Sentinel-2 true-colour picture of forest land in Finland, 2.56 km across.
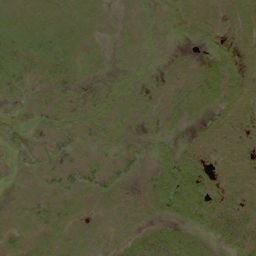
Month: September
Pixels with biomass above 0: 72%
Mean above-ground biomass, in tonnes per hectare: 9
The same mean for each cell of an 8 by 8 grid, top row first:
11 10 10 4 7 7 6 7
17 19 10 5 10 3 7 5
18 11 10 7 11 5 17 8
3 9 10 12 7 11 8 6
9 6 9 8 5 7 5 5
3 7 12 11 6 20 8 5
4 9 6 6 6 19 16 7
8 10 9 7 11 15 13 15
